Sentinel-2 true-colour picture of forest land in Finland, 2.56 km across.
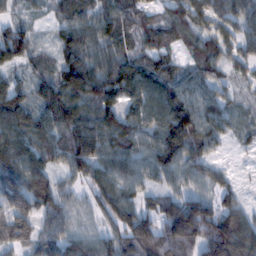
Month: February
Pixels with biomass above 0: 92%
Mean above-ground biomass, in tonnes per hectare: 86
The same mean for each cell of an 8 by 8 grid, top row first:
27 23 68 76 49 57 86 72
111 28 105 75 61 45 74 66
43 70 132 116 110 82 71 39
128 97 88 91 95 139 87 30
124 92 129 107 85 126 80 22
140 94 67 90 76 78 64 11
144 97 56 91 85 112 103 73
114 74 79 76 134 128 146 147
